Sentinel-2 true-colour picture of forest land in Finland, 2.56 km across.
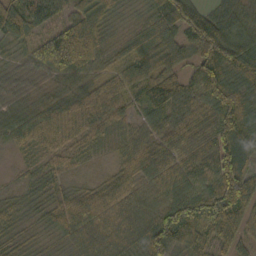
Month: October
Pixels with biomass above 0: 97%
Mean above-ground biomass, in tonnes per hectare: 67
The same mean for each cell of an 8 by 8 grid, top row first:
64 72 76 31 37 113 83 59
33 153 175 35 65 60 123 91
30 32 49 60 78 70 108 68
40 60 67 59 43 70 65 132
39 59 49 26 55 73 65 124
19 35 20 38 63 65 59 132
30 40 78 81 52 90 96 93
39 23 53 59 83 114 73 45
